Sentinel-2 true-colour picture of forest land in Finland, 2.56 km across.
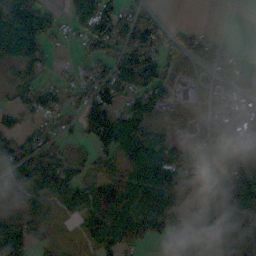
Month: October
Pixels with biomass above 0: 72%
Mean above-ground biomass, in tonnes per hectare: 77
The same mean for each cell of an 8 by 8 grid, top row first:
148 35 84 94 72 1 0 0
121 45 28 92 156 60 76 7
34 29 55 128 148 37 36 41
62 86 66 108 97 14 27 61
85 70 30 128 119 49 57 55
107 97 38 57 131 99 32 105
123 83 95 110 104 87 90 110
149 47 40 105 66 83 160 144
